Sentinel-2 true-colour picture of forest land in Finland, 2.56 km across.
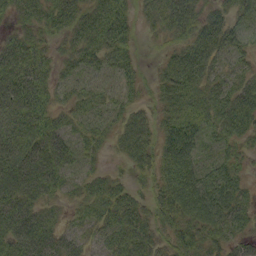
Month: September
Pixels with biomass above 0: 87%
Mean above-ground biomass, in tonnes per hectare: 45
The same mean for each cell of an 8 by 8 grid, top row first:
28 40 44 58 20 66 40 38
43 24 46 53 6 34 63 37
53 34 30 28 16 67 52 39
59 40 33 33 24 48 55 74
65 59 33 25 42 94 36 34
85 63 27 23 21 87 54 34
67 36 24 54 36 75 87 50
67 55 32 41 49 40 49 37
